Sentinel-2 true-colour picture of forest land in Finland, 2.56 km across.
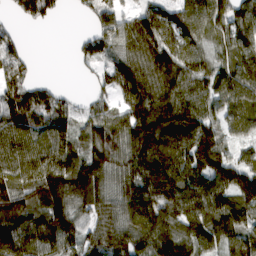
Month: March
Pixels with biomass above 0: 85%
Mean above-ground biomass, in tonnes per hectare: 110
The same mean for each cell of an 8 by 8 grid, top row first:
40 63 18 68 85 102 114 100
62 0 46 93 128 117 85 105
81 22 8 94 138 150 109 75
123 153 70 85 157 163 104 54
107 124 96 129 157 69 157 33
113 173 151 108 172 156 176 129
155 145 93 105 164 139 170 123
153 135 107 127 124 164 129 132
